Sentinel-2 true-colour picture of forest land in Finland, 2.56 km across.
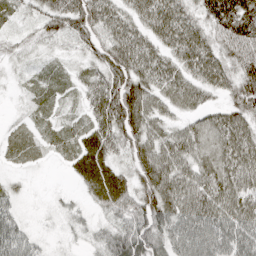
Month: April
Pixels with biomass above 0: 90%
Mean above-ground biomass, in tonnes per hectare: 52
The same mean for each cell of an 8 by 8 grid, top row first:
23 50 73 60 57 75 60 96
20 18 35 79 58 68 65 68
9 27 29 85 70 61 60 64
6 22 25 98 83 32 40 60
34 23 49 57 73 69 67 69
12 2 43 64 68 81 73 70
27 9 15 51 70 77 78 67
62 12 13 60 77 67 77 65
